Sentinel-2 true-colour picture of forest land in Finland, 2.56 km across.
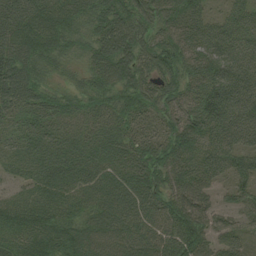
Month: August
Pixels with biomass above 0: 96%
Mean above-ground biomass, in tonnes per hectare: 69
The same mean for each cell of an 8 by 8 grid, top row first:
93 77 63 87 74 74 48 65
84 65 39 94 70 77 85 84
93 37 33 79 64 64 82 100
55 68 51 65 59 56 105 96
34 49 54 62 78 73 71 72
26 63 62 60 84 64 64 59
64 76 56 80 80 85 60 50
57 86 85 73 85 94 65 44
